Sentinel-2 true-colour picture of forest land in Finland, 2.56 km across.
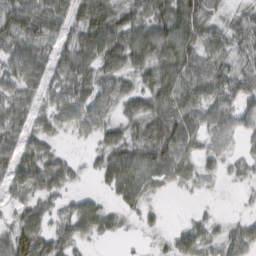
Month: February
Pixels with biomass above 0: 82%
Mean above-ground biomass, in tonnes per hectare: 45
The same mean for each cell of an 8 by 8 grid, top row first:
69 65 48 72 56 87 56 24
54 36 67 83 70 75 50 40
49 44 67 48 38 67 65 51
54 39 56 37 49 65 48 44
48 38 6 48 58 62 32 18
57 79 16 58 50 37 21 18
29 28 42 26 27 0 5 3
68 50 31 15 4 33 37 47
